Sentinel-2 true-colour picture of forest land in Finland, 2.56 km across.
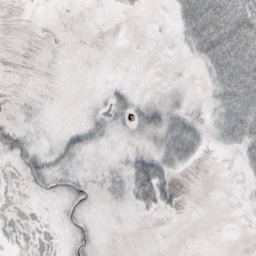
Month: October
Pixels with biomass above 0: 39%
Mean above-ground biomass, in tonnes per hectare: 18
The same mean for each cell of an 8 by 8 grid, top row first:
0 0 0 3 3 29 108 101
0 1 0 0 0 6 69 102
0 2 0 3 1 4 22 98
6 3 3 22 29 28 14 63
24 10 27 8 17 56 20 44
6 28 15 19 61 20 0 10
1 1 14 7 22 12 0 5
5 1 10 0 0 0 0 1
